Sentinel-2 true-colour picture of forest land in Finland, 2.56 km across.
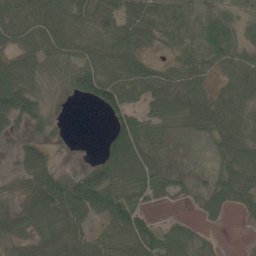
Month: May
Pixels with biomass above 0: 76%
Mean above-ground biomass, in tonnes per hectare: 45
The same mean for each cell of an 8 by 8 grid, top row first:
48 61 55 54 51 43 39 23
46 56 46 45 30 38 76 39
69 25 62 61 61 44 28 45
67 27 0 45 49 66 68 54
21 26 0 48 64 5 21 64
32 69 35 75 80 21 17 62
42 90 65 90 38 5 39 26
40 69 64 37 71 54 17 2
